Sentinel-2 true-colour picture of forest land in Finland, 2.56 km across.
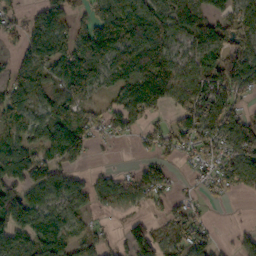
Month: October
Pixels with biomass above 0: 74%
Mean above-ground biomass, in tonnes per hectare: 86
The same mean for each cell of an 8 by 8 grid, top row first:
47 98 49 170 128 86 56 99
42 123 128 161 142 69 107 91
68 77 158 69 127 122 122 135
96 76 81 68 105 71 129 74
92 102 101 22 39 83 92 141
132 112 39 42 80 24 64 100
170 94 56 42 41 54 23 2
95 124 64 30 108 79 41 32
